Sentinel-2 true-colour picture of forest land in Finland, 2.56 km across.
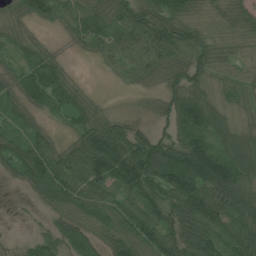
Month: July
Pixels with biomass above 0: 89%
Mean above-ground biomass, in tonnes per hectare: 66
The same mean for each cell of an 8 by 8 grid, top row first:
30 44 68 62 67 68 24 48
42 29 22 66 85 82 58 23
45 106 16 10 29 44 42 37
38 46 69 17 13 74 92 31
65 49 76 139 96 69 84 79
39 119 114 109 124 141 140 96
3 35 58 63 90 90 114 92
16 70 93 48 83 87 101 95
